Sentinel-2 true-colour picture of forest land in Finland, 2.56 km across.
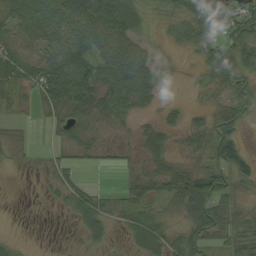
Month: September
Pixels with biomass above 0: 72%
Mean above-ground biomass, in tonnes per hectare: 39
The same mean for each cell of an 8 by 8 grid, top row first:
45 58 110 115 26 29 77 70
44 44 66 89 35 10 61 60
47 78 79 43 53 3 24 58
15 26 47 38 16 8 23 44
21 9 35 17 32 13 52 44
1 17 15 0 46 56 63 38
0 3 51 28 33 27 70 31
11 0 13 16 54 33 48 50
